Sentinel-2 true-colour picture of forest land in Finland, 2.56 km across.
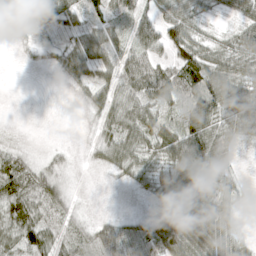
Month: April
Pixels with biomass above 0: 78%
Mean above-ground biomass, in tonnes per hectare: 41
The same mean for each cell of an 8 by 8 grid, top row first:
39 42 26 32 45 58 21 35
5 11 38 35 62 75 39 56
0 1 29 35 62 48 63 51
0 0 7 47 54 31 72 46
14 6 6 55 54 79 83 25
83 57 8 19 38 61 73 16
68 47 18 6 16 78 65 20
57 50 29 69 68 83 80 36
